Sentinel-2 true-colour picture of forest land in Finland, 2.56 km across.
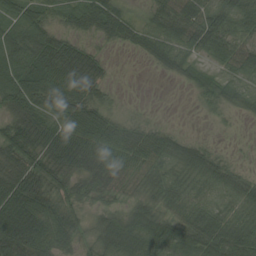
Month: August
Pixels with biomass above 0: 83%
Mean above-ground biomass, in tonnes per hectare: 48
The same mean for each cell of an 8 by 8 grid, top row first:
43 40 40 66 22 71 54 57
63 69 46 9 37 54 46 45
70 75 82 15 0 14 21 30
48 64 67 28 4 0 12 16
70 91 86 65 65 48 17 2
81 61 45 58 47 45 53 27
97 63 22 23 43 40 43 41
82 60 23 77 88 57 70 71
